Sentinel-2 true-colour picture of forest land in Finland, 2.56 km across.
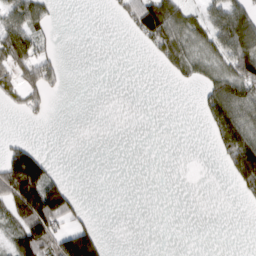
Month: March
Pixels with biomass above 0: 33%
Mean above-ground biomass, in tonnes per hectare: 45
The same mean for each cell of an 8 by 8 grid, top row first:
75 44 0 12 126 102 56 100
105 29 0 0 22 97 70 132
52 77 0 0 0 21 57 115
13 25 0 0 0 0 76 107
34 1 0 0 0 0 12 181
180 91 0 0 0 0 0 142
119 189 29 0 0 0 0 4
80 119 166 4 0 0 0 0
